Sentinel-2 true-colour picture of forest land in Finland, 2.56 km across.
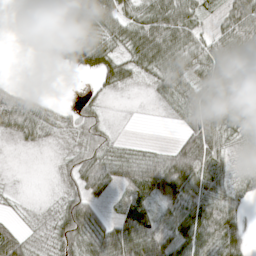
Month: April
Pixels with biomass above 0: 73%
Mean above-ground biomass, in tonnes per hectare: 40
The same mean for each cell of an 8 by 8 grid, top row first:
4 58 82 53 44 69 19 68
0 21 71 38 71 70 46 71
5 0 3 34 19 51 52 84
70 17 25 3 1 18 66 55
8 14 27 22 8 25 49 20
1 5 47 41 76 104 53 24
7 11 60 13 53 72 65 26
50 22 63 66 94 61 55 51
